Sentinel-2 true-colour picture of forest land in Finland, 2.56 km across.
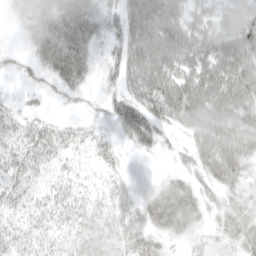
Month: April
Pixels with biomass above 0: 82%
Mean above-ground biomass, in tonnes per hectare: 45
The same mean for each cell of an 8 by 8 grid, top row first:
14 48 70 29 108 75 57 82
6 58 65 28 103 90 76 94
7 20 38 25 91 83 82 95
17 7 8 28 54 73 102 91
32 41 24 18 31 15 81 91
35 18 18 17 1 23 48 49
23 27 30 27 36 70 27 41
28 25 30 33 41 17 12 41
